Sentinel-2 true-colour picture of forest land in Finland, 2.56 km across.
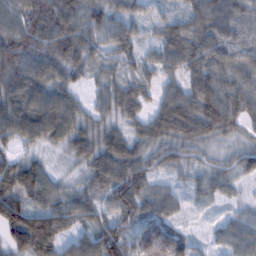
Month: February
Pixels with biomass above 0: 95%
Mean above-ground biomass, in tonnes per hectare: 70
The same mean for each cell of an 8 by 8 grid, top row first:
84 134 90 72 36 45 101 62
132 98 96 55 43 85 82 53
94 80 37 49 47 47 96 64
91 101 56 59 49 114 111 62
40 46 75 73 62 80 48 37
102 59 31 95 92 33 52 42
112 77 72 77 83 39 18 23
90 96 68 120 112 58 18 53
